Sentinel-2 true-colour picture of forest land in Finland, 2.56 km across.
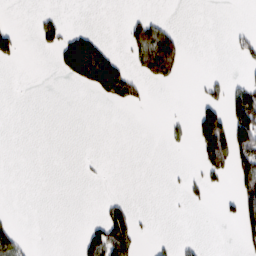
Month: February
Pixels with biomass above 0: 16%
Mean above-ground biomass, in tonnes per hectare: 23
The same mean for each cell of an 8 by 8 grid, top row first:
0 13 0 0 15 0 0 0
30 19 90 15 75 65 0 22
0 0 65 139 40 22 17 20
0 0 0 1 2 1 63 115
0 0 0 0 0 8 120 102
0 0 3 0 0 2 39 79
0 0 0 30 0 1 5 59
46 0 19 98 7 11 2 24
